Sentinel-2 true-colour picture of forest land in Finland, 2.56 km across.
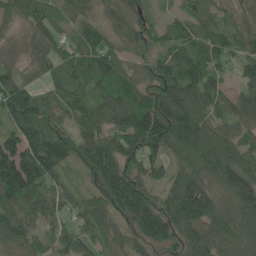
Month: May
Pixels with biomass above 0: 95%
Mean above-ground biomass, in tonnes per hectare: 111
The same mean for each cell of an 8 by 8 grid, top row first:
74 81 70 72 85 51 72 62
47 104 116 101 69 105 128 67
91 65 88 119 91 144 132 49
145 85 92 122 163 202 118 94
129 169 108 116 177 136 182 110
228 130 32 154 124 107 158 205
120 86 65 110 162 175 190 157
100 53 79 68 79 88 115 90
